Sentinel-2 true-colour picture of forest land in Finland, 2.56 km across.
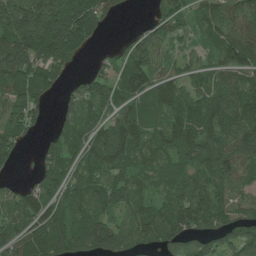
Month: July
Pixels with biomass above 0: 84%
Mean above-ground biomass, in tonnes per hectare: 102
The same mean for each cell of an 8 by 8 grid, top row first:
191 218 213 44 12 75 85 95
152 194 107 16 102 43 66 115
161 132 32 82 109 70 75 86
92 24 94 81 115 115 142 137
68 47 82 141 94 100 108 139
14 99 95 100 75 84 125 117
96 99 107 88 69 116 132 82
104 153 131 149 78 110 121 122
